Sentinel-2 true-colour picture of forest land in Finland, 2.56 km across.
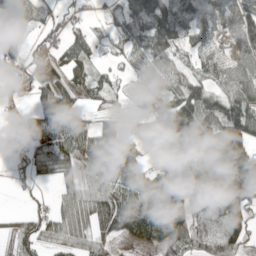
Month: May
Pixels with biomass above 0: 76%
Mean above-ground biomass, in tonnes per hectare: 61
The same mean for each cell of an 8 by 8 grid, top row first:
50 40 13 24 95 103 71 100
49 34 67 30 69 68 38 67
60 40 52 30 36 50 61 80
28 67 42 24 39 109 97 132
20 85 74 69 46 62 55 89
21 35 38 58 63 88 99 109
6 27 63 97 80 102 73 81
60 48 49 44 72 93 90 71
